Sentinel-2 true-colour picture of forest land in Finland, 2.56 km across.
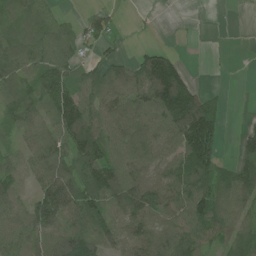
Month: July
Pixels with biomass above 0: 73%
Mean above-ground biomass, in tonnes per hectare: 68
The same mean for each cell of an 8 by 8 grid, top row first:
58 43 19 26 3 2 1 0
89 90 44 16 24 14 0 1
81 90 60 93 113 164 1 0
80 60 119 75 85 151 105 1
35 91 130 83 73 78 154 35
56 109 85 100 73 75 90 74
62 156 94 79 108 77 89 59
66 76 86 56 85 77 54 53
